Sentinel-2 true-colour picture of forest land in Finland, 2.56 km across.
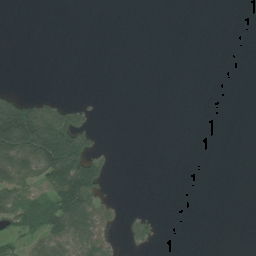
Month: July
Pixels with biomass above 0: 21%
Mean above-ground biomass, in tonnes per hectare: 34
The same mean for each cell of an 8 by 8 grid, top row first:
0 0 0 0 0 0 0 0
0 0 0 0 0 0 0 0
0 0 0 0 0 0 0 0
169 87 56 0 0 0 0 0
227 274 140 3 0 0 0 0
139 143 206 10 0 0 0 0
115 121 147 29 3 0 0 0
59 83 80 30 37 0 0 0
